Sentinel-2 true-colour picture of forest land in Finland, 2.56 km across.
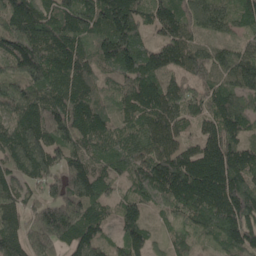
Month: May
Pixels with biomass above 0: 96%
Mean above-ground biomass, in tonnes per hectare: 144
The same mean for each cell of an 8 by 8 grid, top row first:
178 143 160 214 109 152 117 91
223 193 156 217 117 162 91 72
162 176 163 90 156 112 110 135
146 173 184 120 152 132 114 121
164 176 178 125 153 129 145 129
129 136 190 96 153 216 245 193
112 152 191 67 85 132 182 209
115 177 139 56 96 74 70 139
